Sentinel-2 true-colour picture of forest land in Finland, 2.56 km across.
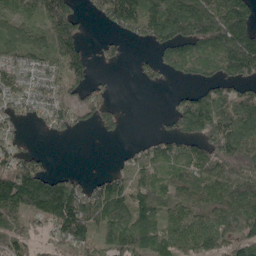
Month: May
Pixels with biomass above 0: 72%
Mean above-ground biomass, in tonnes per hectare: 98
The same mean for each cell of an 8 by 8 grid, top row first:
125 192 62 125 159 203 197 168
137 145 99 29 22 134 177 210
103 82 88 13 31 31 88 106
69 94 86 51 0 86 159 130
44 4 1 4 40 76 119 141
159 90 34 72 91 84 118 122
123 156 156 129 99 82 101 119
76 51 73 110 117 97 85 94
